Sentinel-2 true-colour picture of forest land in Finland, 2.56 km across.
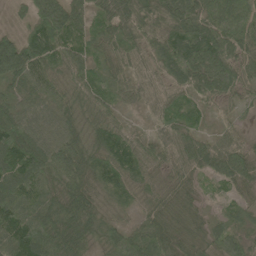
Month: June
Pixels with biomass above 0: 94%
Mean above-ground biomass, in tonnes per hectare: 62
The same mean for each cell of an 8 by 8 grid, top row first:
14 106 63 93 74 85 78 78
105 90 60 56 62 97 114 61
59 52 63 57 54 63 99 71
56 54 49 49 23 60 28 21
100 78 60 83 49 64 53 41
89 61 73 60 49 39 40 66
82 59 71 27 27 57 23 32
93 77 55 43 58 61 54 53
